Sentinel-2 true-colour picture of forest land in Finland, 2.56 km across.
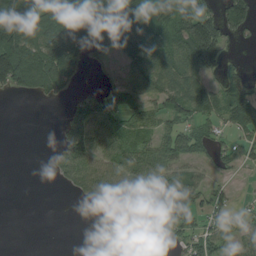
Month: August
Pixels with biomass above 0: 60%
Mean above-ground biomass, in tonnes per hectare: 58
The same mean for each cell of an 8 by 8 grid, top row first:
110 116 157 103 77 80 83 81
127 139 120 42 98 86 164 5
127 119 31 22 83 96 61 42
0 0 67 59 52 58 72 67
0 3 103 71 52 62 57 47
0 12 67 77 72 65 31 13
0 0 6 41 73 94 49 23
0 0 0 0 18 29 66 46
